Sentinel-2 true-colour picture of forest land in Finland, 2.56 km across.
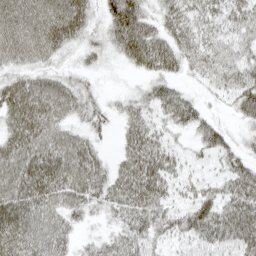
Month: April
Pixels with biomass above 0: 81%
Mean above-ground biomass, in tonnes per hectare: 44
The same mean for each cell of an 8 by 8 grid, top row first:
63 73 59 51 55 48 37 51
58 54 28 33 80 50 42 44
42 41 22 2 20 27 32 58
64 63 32 16 34 53 17 37
62 66 47 8 64 17 34 23
67 73 60 45 75 29 14 50
67 56 35 30 57 29 47 65
62 61 18 28 41 24 42 53
